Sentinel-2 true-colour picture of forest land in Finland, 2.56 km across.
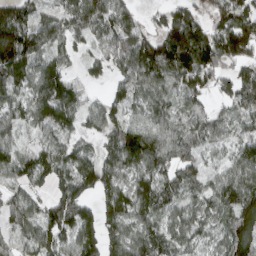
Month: March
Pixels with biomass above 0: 88%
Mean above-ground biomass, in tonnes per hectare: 93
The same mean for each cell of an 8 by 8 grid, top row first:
128 67 91 114 34 109 72 115
172 90 42 83 123 213 178 134
104 118 31 49 98 100 102 103
80 108 68 69 77 66 58 65
66 60 40 74 193 87 57 77
79 74 117 93 102 81 59 120
87 93 106 126 102 72 90 120
40 92 116 99 110 84 63 140
